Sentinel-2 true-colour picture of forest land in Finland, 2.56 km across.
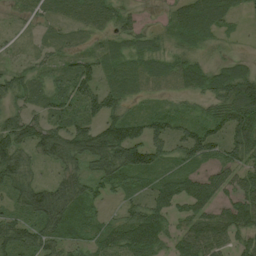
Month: August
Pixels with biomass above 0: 83%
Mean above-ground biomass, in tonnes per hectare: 50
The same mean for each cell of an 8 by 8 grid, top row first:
11 29 44 44 16 50 88 16
10 23 20 45 46 33 26 3
46 31 67 46 31 29 61 80
50 47 51 56 34 34 34 89
79 84 90 116 98 50 70 69
67 17 51 64 41 50 46 47
40 95 43 13 64 43 52 72
70 50 30 63 95 43 83 39
